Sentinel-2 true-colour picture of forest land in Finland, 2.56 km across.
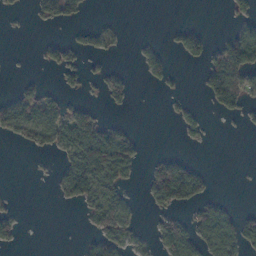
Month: November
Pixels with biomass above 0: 32%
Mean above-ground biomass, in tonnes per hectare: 29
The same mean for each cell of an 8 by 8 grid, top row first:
7 39 21 3 0 0 0 31
0 20 23 19 16 19 40 113
6 4 19 32 12 9 62 65
70 58 35 7 0 12 9 32
20 50 93 97 12 2 5 0
0 4 96 71 10 78 18 0
10 0 25 63 9 38 47 14
20 0 13 54 12 72 55 63
